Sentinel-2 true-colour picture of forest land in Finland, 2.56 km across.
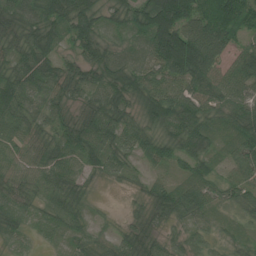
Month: July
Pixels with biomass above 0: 91%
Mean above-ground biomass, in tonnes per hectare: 54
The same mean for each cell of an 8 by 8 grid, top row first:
75 66 89 35 78 141 89 74
52 64 51 38 53 150 102 37
64 71 54 68 65 65 67 63
60 52 42 74 54 86 55 66
43 48 74 59 59 56 49 66
50 58 33 35 23 25 46 52
54 40 35 3 30 66 39 29
24 14 23 23 46 26 24 17
